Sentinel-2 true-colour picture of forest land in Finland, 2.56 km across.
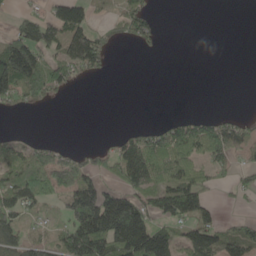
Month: May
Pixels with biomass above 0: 49%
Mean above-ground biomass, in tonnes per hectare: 68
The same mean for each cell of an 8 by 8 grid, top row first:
30 70 93 22 80 0 0 0
159 93 135 26 24 0 0 0
178 127 25 4 0 0 0 0
20 4 0 0 0 9 18 13
61 38 10 37 106 117 114 73
93 93 117 46 120 104 45 31
120 27 189 231 132 155 70 12
115 57 198 212 225 80 125 86
